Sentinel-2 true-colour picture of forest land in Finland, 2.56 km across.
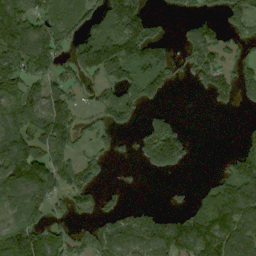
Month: September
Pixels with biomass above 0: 60%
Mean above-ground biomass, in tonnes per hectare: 89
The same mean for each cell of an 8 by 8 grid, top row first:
169 101 112 135 114 23 51 115
136 136 109 158 163 41 138 53
133 108 77 104 129 44 113 89
113 165 63 99 40 19 7 10
145 139 59 38 82 137 0 33
120 131 106 7 11 18 13 108
68 88 39 49 54 25 103 121
132 91 57 101 92 173 170 106
